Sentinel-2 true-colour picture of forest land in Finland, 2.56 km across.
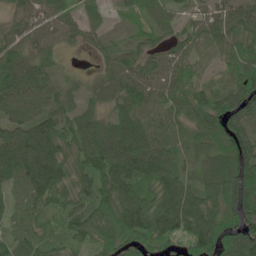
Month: June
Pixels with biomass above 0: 93%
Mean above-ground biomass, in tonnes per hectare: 68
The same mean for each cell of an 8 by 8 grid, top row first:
43 53 48 19 41 35 49 62
58 39 18 34 47 42 60 81
79 51 13 56 66 67 39 77
79 70 49 57 71 59 91 91
93 103 78 98 88 47 51 73
60 103 62 104 90 62 60 109
43 81 63 110 110 107 85 100
61 51 55 95 85 64 117 104
